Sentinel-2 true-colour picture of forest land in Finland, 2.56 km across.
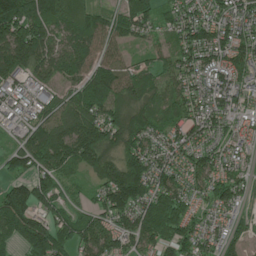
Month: June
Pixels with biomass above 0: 91%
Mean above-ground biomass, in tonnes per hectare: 105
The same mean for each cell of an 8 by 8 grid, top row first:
217 170 145 72 106 73 72 87
182 115 102 69 34 80 129 109
73 72 94 132 82 85 79 90
48 67 131 125 99 77 100 62
49 171 194 121 115 88 71 59
83 116 46 138 157 91 98 65
206 126 56 140 141 134 48 51
122 228 122 119 117 127 73 57
